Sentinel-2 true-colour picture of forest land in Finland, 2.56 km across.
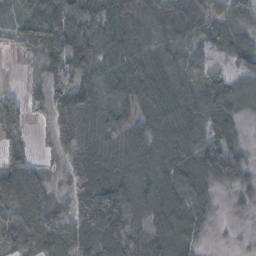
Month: November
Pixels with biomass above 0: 87%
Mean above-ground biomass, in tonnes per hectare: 79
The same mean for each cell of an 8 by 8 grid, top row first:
22 99 74 87 92 94 82 51
22 71 95 74 83 73 35 80
7 59 94 94 107 99 81 78
68 51 109 112 94 108 127 68
44 15 114 94 87 102 112 58
109 30 105 103 80 103 110 76
98 99 90 125 71 94 47 22
83 106 108 106 65 82 15 6
